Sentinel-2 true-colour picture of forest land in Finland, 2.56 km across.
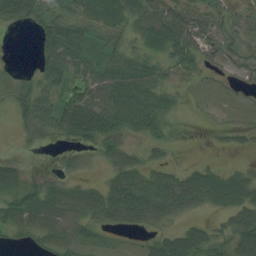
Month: August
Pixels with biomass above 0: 74%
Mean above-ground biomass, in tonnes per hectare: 36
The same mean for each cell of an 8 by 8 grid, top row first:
45 36 43 35 48 58 36 21
0 45 55 35 38 67 41 26
15 38 48 65 61 19 11 24
30 49 90 75 72 20 7 9
4 9 35 45 20 12 2 8
37 15 15 27 34 30 43 31
53 59 54 54 62 46 26 52
13 36 39 8 16 56 49 60
